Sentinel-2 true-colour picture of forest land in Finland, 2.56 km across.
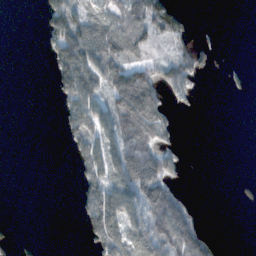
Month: November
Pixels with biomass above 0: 41%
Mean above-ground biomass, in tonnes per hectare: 46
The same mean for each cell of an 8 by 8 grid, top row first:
0 70 83 74 97 72 0 0
0 36 142 121 58 32 21 0
0 10 168 97 101 81 4 7
0 0 94 87 132 19 0 0
0 0 67 95 97 25 0 0
0 0 33 90 146 39 0 4
0 0 42 137 105 81 1 4
15 1 7 130 88 102 35 0
